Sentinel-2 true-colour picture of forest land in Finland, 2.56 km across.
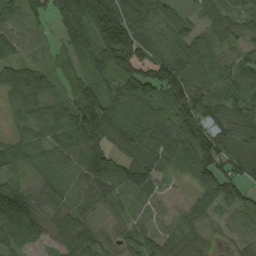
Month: September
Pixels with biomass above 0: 92%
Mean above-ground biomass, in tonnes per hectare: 70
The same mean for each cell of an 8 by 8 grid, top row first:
37 26 137 113 85 52 44 53
43 21 78 150 69 76 58 42
84 63 54 89 121 106 59 85
32 73 109 90 82 83 51 61
63 63 100 58 98 96 89 64
42 69 77 84 72 32 97 64
170 52 61 44 40 29 60 57
85 48 93 34 55 63 33 38
